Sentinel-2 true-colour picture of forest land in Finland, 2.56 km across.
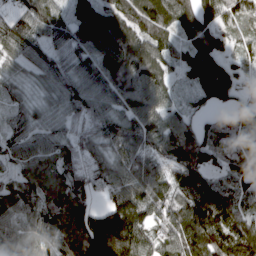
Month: March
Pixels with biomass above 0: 94%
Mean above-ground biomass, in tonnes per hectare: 96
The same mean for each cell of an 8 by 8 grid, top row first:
63 97 89 94 130 112 97 80
93 85 102 140 110 74 123 55
40 65 91 111 142 49 131 63
46 47 82 86 111 76 52 82
83 89 76 87 93 132 93 92
69 109 73 90 131 99 94 109
92 97 101 104 119 118 159 88
69 62 129 189 95 117 155 139
